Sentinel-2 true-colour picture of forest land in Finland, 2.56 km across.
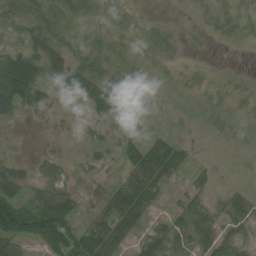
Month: July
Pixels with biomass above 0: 71%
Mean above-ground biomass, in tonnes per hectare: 26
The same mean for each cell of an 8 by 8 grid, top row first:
37 45 30 23 7 2 10 18
18 44 25 23 19 11 2 5
82 31 49 36 13 10 10 8
30 16 6 26 26 9 12 10
3 3 6 15 49 31 2 7
40 29 7 10 64 22 16 3
80 70 22 44 45 21 39 29
58 47 57 44 34 48 34 28
